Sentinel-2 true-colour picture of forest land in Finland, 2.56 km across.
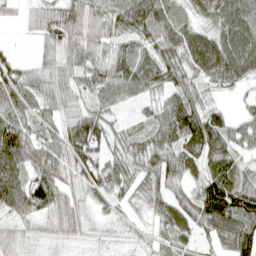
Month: April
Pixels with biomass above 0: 91%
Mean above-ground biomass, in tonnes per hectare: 66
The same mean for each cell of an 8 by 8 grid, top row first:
21 65 91 72 112 60 53 78
13 54 92 76 74 74 87 85
69 58 70 99 82 82 56 50
62 46 55 42 24 92 75 26
113 72 122 56 53 70 97 50
84 89 69 80 67 59 74 55
73 74 57 39 35 65 129 115
45 29 31 24 35 48 35 107
